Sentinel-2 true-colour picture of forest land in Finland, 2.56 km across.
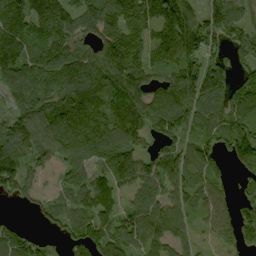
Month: September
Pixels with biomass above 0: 83%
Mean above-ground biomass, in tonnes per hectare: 93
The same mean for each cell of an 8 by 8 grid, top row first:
125 129 100 100 120 158 126 106
111 121 82 140 91 159 117 97
96 123 129 111 102 128 190 70
95 119 131 114 110 115 80 94
111 117 119 112 69 77 69 112
112 26 69 86 117 58 74 45
10 46 75 71 76 47 64 71
71 26 83 91 28 68 20 68
